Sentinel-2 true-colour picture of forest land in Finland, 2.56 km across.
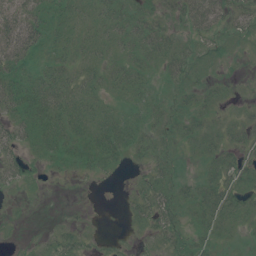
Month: July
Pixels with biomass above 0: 77%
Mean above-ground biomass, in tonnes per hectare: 23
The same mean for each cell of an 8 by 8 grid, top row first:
40 38 17 27 28 24 57 29
59 30 21 20 35 28 13 8
48 38 25 21 19 23 14 4
45 53 30 17 20 22 18 8
29 44 35 48 22 19 27 23
24 6 12 8 15 24 24 31
2 1 3 0 25 31 40 29
1 9 14 3 6 20 20 9
